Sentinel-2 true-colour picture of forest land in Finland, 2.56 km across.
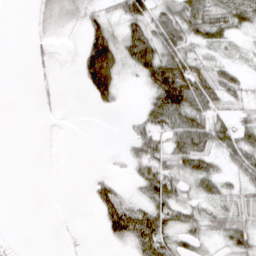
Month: March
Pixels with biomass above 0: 53%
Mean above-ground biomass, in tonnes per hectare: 28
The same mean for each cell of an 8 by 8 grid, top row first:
0 14 17 24 53 53 44 32
0 9 23 72 79 57 23 9
0 6 27 80 35 97 60 27
0 3 0 9 24 77 51 19
0 0 0 0 53 43 50 55
0 0 0 13 47 49 41 32
0 0 0 59 42 50 29 39
2 0 3 26 55 32 21 43
